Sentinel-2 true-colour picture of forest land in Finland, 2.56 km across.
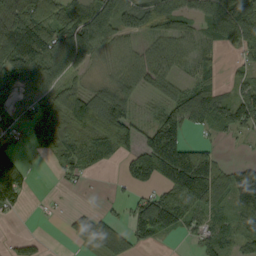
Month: September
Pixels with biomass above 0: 69%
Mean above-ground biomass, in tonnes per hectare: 67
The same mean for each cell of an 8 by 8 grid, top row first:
140 71 66 113 99 113 116 146
149 120 144 74 42 66 34 66
81 69 34 49 66 49 38 33
36 67 95 35 21 68 115 92
25 61 75 101 59 18 52 8
94 4 40 7 86 136 151 81
32 6 15 9 86 104 78 87
18 8 47 87 58 12 54 57
